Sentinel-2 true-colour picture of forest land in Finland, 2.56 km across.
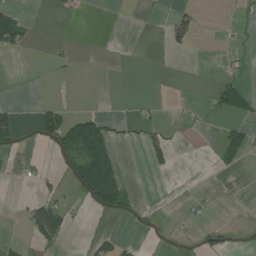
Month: July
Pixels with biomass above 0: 16%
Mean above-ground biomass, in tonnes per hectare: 18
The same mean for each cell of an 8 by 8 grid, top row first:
30 1 6 0 2 19 0 2
35 5 1 0 0 15 0 4
1 1 1 0 0 0 2 23
14 41 18 2 8 2 8 34
16 22 161 67 24 10 1 58
7 7 66 168 1 5 1 3
2 50 7 88 5 4 5 1
8 28 1 23 2 1 14 2
